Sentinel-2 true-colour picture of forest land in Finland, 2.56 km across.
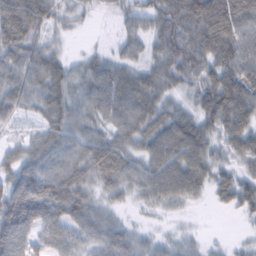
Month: February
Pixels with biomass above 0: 87%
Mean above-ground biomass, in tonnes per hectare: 56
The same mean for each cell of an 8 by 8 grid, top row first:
95 54 26 19 47 76 70 65
68 39 5 20 44 80 67 67
59 74 50 68 62 58 61 81
40 65 56 66 77 50 77 96
25 64 61 62 56 88 59 60
65 75 69 63 60 87 57 44
103 84 70 33 23 30 9 41
80 56 50 63 31 25 11 8
